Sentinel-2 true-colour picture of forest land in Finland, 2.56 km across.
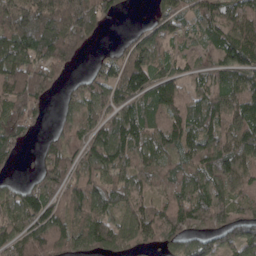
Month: April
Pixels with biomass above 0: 84%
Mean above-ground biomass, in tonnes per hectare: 102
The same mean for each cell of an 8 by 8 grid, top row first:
191 218 213 44 12 75 85 95
152 194 107 16 102 43 66 115
161 132 32 82 109 70 75 86
92 24 94 81 115 115 142 137
68 47 82 141 94 100 108 139
14 99 95 100 75 84 125 117
96 99 107 88 69 116 132 82
104 153 131 149 78 110 121 122
